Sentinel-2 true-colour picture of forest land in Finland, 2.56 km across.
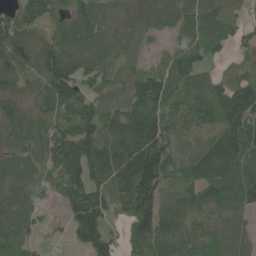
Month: June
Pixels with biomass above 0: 88%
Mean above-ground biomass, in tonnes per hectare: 96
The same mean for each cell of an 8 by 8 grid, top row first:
62 67 103 68 67 74 87 45
86 88 109 66 20 80 98 70
67 102 82 58 102 121 71 104
109 80 127 68 198 104 99 147
87 136 159 110 171 79 98 165
116 87 135 107 178 76 124 122
109 26 162 84 177 72 78 62
83 14 79 71 125 108 67 55
